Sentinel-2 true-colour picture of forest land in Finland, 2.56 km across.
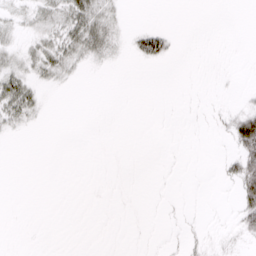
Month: March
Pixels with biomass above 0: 21%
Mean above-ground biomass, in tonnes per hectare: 6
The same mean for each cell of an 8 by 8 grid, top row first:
9 18 32 14 0 0 0 0
10 23 27 15 33 5 0 0
25 11 3 0 0 0 0 0
26 2 0 0 0 0 2 18
0 0 0 0 0 0 0 37
0 0 0 0 0 0 0 36
0 0 0 0 0 1 0 25
0 0 0 0 0 2 6 8
